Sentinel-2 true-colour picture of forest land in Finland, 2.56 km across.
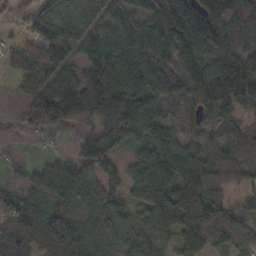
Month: October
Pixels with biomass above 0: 85%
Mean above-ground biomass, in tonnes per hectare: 95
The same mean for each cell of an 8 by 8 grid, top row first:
43 79 83 81 70 167 163 117
45 148 72 115 131 135 130 89
40 77 89 172 127 95 175 192
21 150 120 159 112 51 90 90
5 11 51 94 75 106 72 94
14 51 61 56 99 165 170 90
80 57 61 67 80 177 165 62
87 74 97 63 115 88 100 67
